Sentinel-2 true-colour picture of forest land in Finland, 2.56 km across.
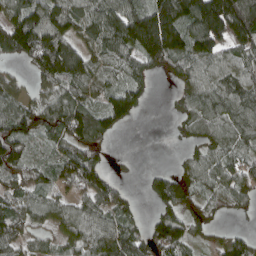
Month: April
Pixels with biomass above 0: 80%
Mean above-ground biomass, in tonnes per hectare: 102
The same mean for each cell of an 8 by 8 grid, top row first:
116 166 114 139 170 212 250 238
127 200 110 107 177 179 143 112
38 111 122 57 69 58 93 108
98 119 151 139 33 42 121 117
136 55 141 29 0 16 90 83
95 68 165 54 21 88 103 79
97 77 72 106 16 101 57 48
99 46 89 127 106 147 35 71
